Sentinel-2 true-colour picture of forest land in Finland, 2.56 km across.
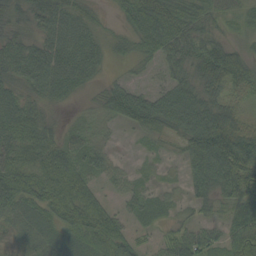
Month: September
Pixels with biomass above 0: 88%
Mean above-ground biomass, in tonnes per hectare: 50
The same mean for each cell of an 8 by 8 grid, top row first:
38 63 48 14 69 62 44 32
54 54 61 23 38 59 62 28
44 58 47 22 18 45 75 64
73 23 14 50 86 85 77 42
64 54 42 17 13 25 113 104
84 76 61 27 13 8 73 88
45 59 83 31 38 20 24 57
23 36 64 77 15 47 50 70
